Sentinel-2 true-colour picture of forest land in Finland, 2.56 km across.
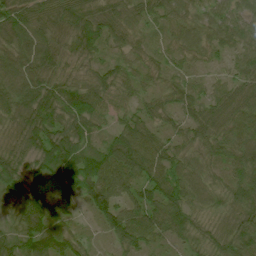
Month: July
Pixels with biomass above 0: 99%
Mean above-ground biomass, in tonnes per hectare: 72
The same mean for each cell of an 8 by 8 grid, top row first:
98 89 90 76 64 67 60 59
83 78 77 58 51 60 65 57
75 71 61 72 49 47 36 62
75 78 85 60 53 59 66 81
64 64 78 70 88 58 68 81
74 70 104 100 88 81 63 84
70 92 46 98 101 93 56 89
76 103 47 44 72 59 54 90
